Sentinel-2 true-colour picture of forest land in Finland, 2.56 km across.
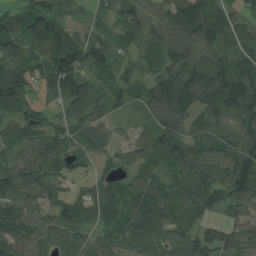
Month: August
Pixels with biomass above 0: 91%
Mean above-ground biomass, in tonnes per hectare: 85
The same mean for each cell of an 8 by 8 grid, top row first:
56 88 25 75 90 103 113 67
70 107 114 57 63 105 92 83
125 101 90 52 61 145 154 111
73 56 73 41 50 127 88 109
68 96 65 57 70 101 100 114
101 82 36 62 71 79 120 150
117 61 75 70 82 89 66 72
105 68 61 76 96 90 67 80
